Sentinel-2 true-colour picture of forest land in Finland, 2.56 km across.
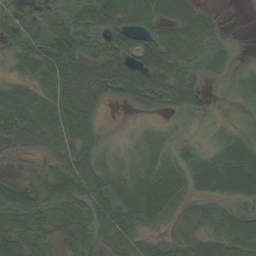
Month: September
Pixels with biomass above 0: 78%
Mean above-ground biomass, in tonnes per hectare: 50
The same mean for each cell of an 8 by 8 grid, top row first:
38 39 58 70 62 60 27 0
41 71 60 63 59 70 46 3
27 65 96 88 77 63 19 13
64 67 88 3 21 31 14 8
54 61 59 6 25 24 13 49
18 33 78 39 47 56 70 88
78 62 66 70 80 47 48 32
80 51 71 55 31 49 56 86
